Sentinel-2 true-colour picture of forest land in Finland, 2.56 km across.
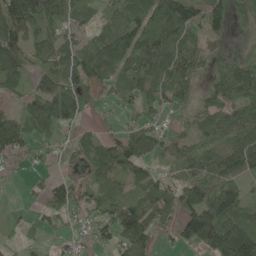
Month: May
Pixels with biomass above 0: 79%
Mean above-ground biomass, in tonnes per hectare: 70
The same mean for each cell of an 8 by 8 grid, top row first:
126 94 46 48 131 160 104 44
70 73 75 118 124 100 58 24
66 45 83 67 84 104 45 100
40 96 53 19 54 37 64 75
74 38 63 73 69 51 60 102
9 38 29 81 54 33 80 84
10 69 52 70 80 66 154 96
18 20 21 52 62 47 117 167
